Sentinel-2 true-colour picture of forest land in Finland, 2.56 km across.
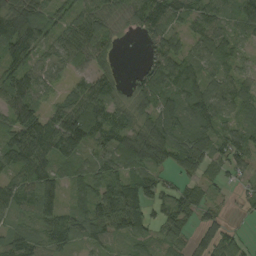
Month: August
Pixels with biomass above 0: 88%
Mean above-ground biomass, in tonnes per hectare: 71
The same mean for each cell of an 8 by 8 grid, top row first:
126 70 70 58 91 73 82 64
117 67 79 41 27 61 77 40
107 50 41 53 63 95 70 68
93 51 99 75 62 93 120 68
98 110 101 65 103 88 92 88
66 87 65 83 69 35 46 38
55 80 57 125 77 64 44 20
65 62 50 57 43 57 67 37
